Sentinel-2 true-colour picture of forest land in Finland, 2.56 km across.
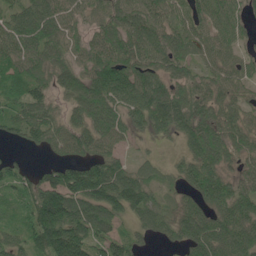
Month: May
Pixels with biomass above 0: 88%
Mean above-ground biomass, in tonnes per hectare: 79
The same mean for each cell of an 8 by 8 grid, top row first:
74 100 57 71 90 61 81 61
78 93 55 82 94 79 59 45
85 67 85 98 93 70 58 57
76 71 81 95 100 112 84 59
32 60 80 65 13 25 131 77
57 56 143 113 61 39 95 56
40 191 102 99 91 51 78 102
50 137 122 99 38 51 119 107
